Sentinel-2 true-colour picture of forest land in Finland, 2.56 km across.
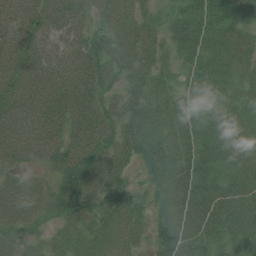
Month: July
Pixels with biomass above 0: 95%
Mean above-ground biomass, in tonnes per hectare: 73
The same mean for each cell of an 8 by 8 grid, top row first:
88 90 71 65 51 57 111 72
98 73 70 65 69 52 87 62
104 110 93 35 76 47 97 48
107 114 87 42 85 82 83 55
118 108 94 62 83 73 71 59
53 44 89 75 27 71 78 71
104 66 67 62 37 62 85 77
48 32 45 62 38 84 79 78
